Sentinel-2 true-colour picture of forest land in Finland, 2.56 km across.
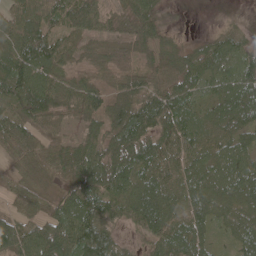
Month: May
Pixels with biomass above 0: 91%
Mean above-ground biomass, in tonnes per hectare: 66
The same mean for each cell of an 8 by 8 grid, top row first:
60 71 89 54 66 5 6 5
85 100 46 49 52 47 49 44
105 68 47 50 63 77 69 80
79 76 67 81 90 81 48 77
81 53 52 76 93 77 50 54
44 54 83 88 74 70 59 63
45 44 93 68 92 72 73 61
101 99 112 89 38 77 37 57
